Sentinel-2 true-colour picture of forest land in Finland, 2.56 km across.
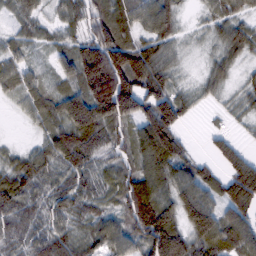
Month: February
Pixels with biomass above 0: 89%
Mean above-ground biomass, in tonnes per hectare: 80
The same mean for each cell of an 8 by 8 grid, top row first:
41 30 77 89 83 58 38 59
50 33 81 161 91 40 23 69
67 34 100 190 121 33 46 23
17 81 143 150 95 114 11 32
12 65 107 84 98 75 20 35
72 77 86 55 110 87 57 126
88 77 71 56 181 115 107 95
67 89 63 99 139 180 132 104
